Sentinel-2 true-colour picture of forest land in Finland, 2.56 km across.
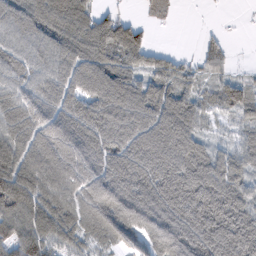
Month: February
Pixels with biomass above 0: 87%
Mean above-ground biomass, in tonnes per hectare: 87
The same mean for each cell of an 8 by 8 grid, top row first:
93 106 96 58 15 6 2 2
70 76 102 107 81 6 31 1
75 84 98 116 64 71 41 38
88 94 94 111 93 103 43 64
103 109 123 103 115 138 54 51
154 89 114 104 110 131 136 78
105 106 86 110 115 117 129 102
100 120 79 72 81 125 126 132
